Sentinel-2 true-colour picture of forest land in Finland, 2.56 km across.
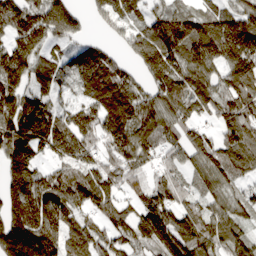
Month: March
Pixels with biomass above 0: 88%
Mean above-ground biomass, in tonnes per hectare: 129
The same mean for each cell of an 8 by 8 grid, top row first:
180 185 69 124 75 128 125 152
147 75 63 49 162 157 196 209
146 93 86 167 69 121 95 161
192 144 100 148 140 101 76 159
190 159 161 126 126 96 102 154
177 120 124 119 64 77 109 78
186 188 112 117 113 131 91 90
212 189 143 112 111 172 124 98
